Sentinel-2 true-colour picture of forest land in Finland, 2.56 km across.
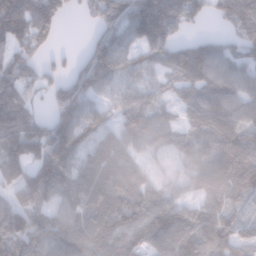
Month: January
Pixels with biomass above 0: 85%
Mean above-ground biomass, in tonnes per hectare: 97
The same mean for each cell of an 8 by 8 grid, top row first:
171 153 21 97 160 102 47 126
75 30 24 142 82 77 71 75
99 58 116 80 56 63 98 100
121 59 118 61 92 52 96 106
133 162 114 71 65 74 70 144
122 179 95 79 56 55 96 154
120 96 79 119 125 93 82 63
130 114 109 105 122 121 123 100
